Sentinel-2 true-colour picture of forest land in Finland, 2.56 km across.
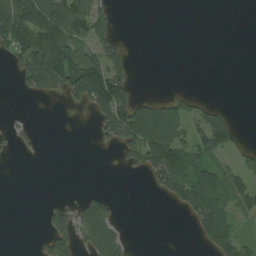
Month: August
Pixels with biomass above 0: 35%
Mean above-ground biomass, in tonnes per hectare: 41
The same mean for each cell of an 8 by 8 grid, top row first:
98 116 110 42 0 0 0 0
58 123 64 84 0 0 0 0
21 96 124 137 0 0 0 0
2 0 13 146 86 69 42 1
15 1 0 33 111 95 81 30
0 0 0 0 30 99 81 53
0 16 41 30 0 29 109 39
0 47 40 79 0 0 66 52
